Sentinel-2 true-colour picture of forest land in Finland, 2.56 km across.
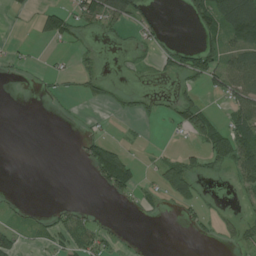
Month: July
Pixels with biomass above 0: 35%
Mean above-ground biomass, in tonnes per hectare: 21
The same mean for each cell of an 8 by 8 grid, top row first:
5 25 32 70 32 0 59 123
5 3 12 4 15 17 30 60
4 9 21 10 4 14 37 71
0 4 4 6 14 34 27 54
0 0 14 22 6 3 39 60
0 0 0 68 9 58 17 37
12 6 14 1 12 11 11 6
25 18 31 20 1 0 7 18
